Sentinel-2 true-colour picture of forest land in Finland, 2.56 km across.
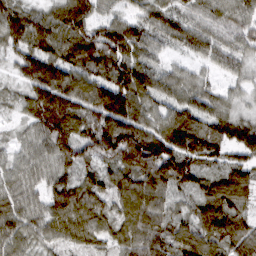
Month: March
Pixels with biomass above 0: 95%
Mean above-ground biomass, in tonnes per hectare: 89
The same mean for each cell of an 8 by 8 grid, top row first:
105 68 106 48 64 65 66 74
85 110 131 140 84 47 78 66
41 171 121 144 102 70 32 41
25 126 105 177 84 92 87 39
31 91 108 131 150 133 107 119
49 60 66 77 119 131 73 102
69 79 109 59 116 47 110 82
74 54 57 53 122 98 107 91
